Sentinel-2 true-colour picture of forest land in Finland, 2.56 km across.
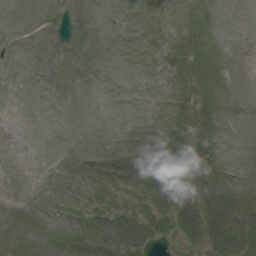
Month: August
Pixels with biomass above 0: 35%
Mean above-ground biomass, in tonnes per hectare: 7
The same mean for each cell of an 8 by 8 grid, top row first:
0 1 2 0 0 2 2 0
0 0 1 0 0 5 6 0
0 0 0 0 0 4 6 0
0 0 0 0 0 8 9 0
0 0 0 2 12 32 13 0
0 0 2 14 25 30 20 1
0 0 5 17 19 25 28 20
4 4 14 27 23 10 24 27
